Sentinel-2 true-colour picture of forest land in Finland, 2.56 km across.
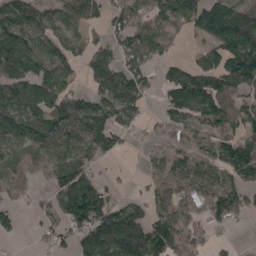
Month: May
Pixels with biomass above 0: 74%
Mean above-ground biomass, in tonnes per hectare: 86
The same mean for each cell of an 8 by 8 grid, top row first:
93 77 70 68 83 134 179 166
162 73 55 62 108 26 75 186
135 136 35 96 70 112 134 146
135 108 110 93 38 113 126 83
91 115 107 58 13 51 58 98
71 52 88 12 22 72 60 82
46 39 103 83 54 77 90 90
21 30 63 126 148 120 39 11
